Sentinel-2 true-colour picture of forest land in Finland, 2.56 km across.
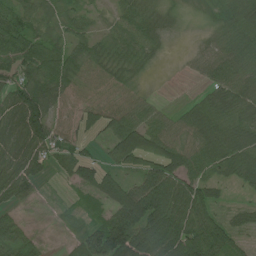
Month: July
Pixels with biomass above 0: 82%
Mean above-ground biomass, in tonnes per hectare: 62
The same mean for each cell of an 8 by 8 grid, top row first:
80 36 35 24 55 20 19 83
87 77 56 51 69 4 32 86
66 88 51 49 17 1 35 70
77 72 59 67 53 25 76 67
73 80 36 76 115 66 93 100
90 28 71 56 83 96 61 62
36 3 15 76 144 93 69 33
77 7 50 140 126 104 101 31
